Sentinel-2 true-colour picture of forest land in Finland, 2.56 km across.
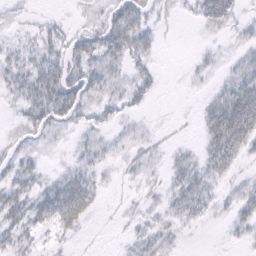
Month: February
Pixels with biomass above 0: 67%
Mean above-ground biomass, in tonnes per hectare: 18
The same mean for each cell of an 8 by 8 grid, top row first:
7 5 6 28 22 5 35 14
13 21 28 38 25 0 6 12
23 39 30 20 18 1 7 34
9 33 21 14 8 2 26 68
12 8 11 10 12 5 28 42
24 9 22 5 10 21 24 10
34 35 42 2 11 21 19 24
20 7 4 2 21 11 0 10
